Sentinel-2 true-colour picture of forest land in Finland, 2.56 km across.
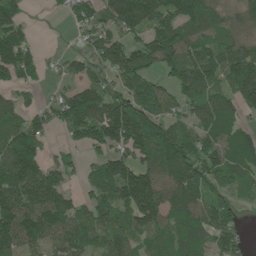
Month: June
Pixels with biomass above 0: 80%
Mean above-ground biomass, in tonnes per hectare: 100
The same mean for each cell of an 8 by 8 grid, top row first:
75 8 63 98 159 128 117 75
145 4 27 123 105 153 94 105
73 24 67 58 88 96 111 176
71 66 163 146 102 53 107 74
159 40 68 121 148 157 104 114
148 103 32 132 134 132 101 83
156 170 76 117 166 106 108 37
129 100 112 106 71 78 83 50
